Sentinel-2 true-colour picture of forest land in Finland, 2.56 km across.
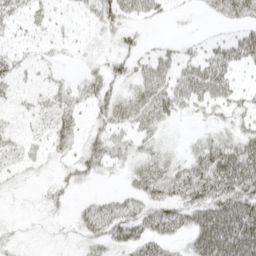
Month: April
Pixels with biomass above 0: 56%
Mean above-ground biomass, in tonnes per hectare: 28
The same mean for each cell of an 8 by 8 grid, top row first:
24 15 10 35 26 5 9 37
13 9 4 9 11 15 20 43
21 11 15 26 37 42 58 15
12 23 18 34 43 26 17 20
17 19 20 32 21 7 32 41
9 6 22 8 39 45 67 78
1 10 17 42 39 44 70 85
9 3 14 35 44 22 83 95
